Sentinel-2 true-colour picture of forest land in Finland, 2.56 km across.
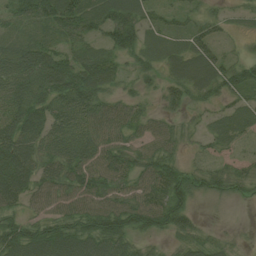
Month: August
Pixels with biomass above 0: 84%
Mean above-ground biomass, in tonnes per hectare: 47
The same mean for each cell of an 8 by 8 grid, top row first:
37 57 70 63 40 22 27 15
38 52 39 52 46 35 44 10
67 70 70 36 24 39 52 45
55 62 64 57 25 25 24 37
78 56 70 61 43 34 24 19
84 52 62 62 54 51 39 31
40 52 63 68 83 73 6 3
77 73 71 75 23 25 19 6
